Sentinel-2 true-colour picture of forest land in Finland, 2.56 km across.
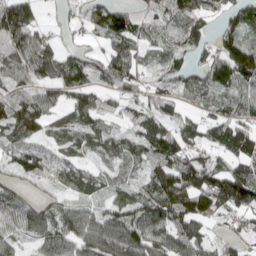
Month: April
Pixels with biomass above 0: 83%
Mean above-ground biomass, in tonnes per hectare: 78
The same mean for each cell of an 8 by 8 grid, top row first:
152 14 54 132 63 84 54 81
106 68 44 77 42 63 59 134
63 66 89 85 59 67 96 132
111 55 87 38 62 59 49 76
84 48 62 66 81 85 64 114
52 59 68 53 63 129 93 112
81 53 60 74 96 110 99 91
62 79 100 143 117 91 65 40
